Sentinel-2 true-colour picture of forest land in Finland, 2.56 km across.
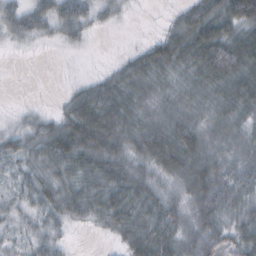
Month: October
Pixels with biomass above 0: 84%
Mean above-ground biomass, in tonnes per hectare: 42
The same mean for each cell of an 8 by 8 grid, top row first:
42 45 44 19 1 21 68 77
9 6 11 0 26 62 83 79
0 0 12 39 51 39 59 69
8 13 67 66 41 42 39 49
35 54 67 57 58 69 45 41
24 41 48 53 42 45 68 48
25 40 46 67 55 41 61 45
21 35 1 15 65 52 53 53
